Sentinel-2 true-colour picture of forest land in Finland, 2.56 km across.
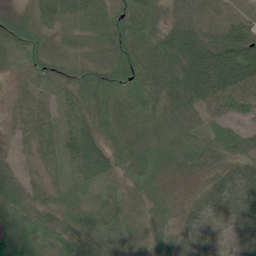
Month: June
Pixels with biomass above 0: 97%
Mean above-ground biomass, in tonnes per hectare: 53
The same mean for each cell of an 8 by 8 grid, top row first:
35 55 58 67 63 45 71 71
55 51 27 65 60 89 131 127
21 56 47 71 62 66 138 117
33 50 51 55 49 53 49 33
17 57 59 35 59 50 41 46
35 29 39 28 63 24 32 45
69 40 29 35 31 34 37 40
76 66 50 55 25 44 43 31
